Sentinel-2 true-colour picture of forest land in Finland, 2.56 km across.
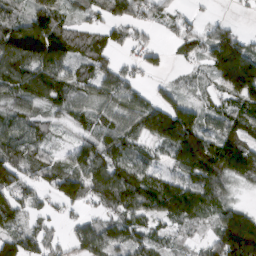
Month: March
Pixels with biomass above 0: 82%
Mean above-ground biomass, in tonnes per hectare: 84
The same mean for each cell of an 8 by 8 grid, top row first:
59 76 30 65 58 33 12 7
170 151 67 61 49 36 85 112
128 137 74 91 22 22 40 204
75 50 63 81 112 135 53 81
115 48 67 98 69 162 119 105
82 74 112 122 93 85 147 70
67 35 45 77 121 134 99 71
86 52 79 91 72 38 57 264
